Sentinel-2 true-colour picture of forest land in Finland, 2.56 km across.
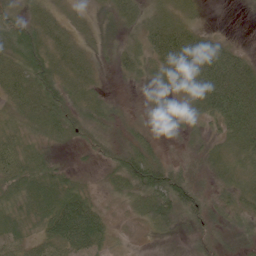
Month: June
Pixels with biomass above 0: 90%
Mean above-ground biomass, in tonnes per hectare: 41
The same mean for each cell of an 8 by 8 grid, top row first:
40 38 24 34 33 47 6 1
68 55 38 21 40 84 75 19
57 74 41 9 26 47 102 88
35 83 40 26 19 28 54 102
31 32 24 26 36 9 24 52
45 46 18 31 97 62 21 32
37 56 79 15 43 58 43 34
29 55 87 27 4 8 23 17
